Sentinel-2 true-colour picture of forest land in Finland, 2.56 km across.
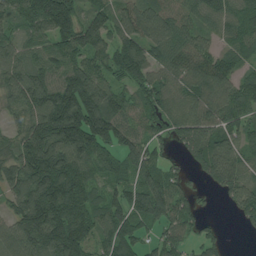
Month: July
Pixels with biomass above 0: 88%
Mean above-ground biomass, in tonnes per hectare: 113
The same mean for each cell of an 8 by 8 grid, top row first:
82 173 109 112 141 101 90 97
89 102 143 104 127 129 71 82
140 121 162 81 93 97 141 89
84 199 225 146 73 86 116 114
87 192 181 121 90 57 123 72
145 231 147 77 92 60 74 95
101 196 150 119 147 109 15 83
113 183 152 120 71 79 60 2
